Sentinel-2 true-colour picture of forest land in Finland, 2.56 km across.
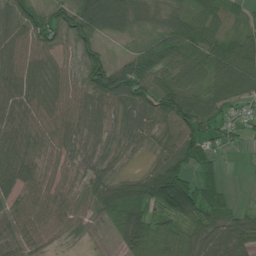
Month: June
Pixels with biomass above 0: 88%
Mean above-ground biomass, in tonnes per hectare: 65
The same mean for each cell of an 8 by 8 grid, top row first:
81 81 108 111 56 59 83 32
63 56 59 12 51 95 91 88
64 47 50 117 94 81 70 103
52 44 54 59 66 107 87 32
53 32 40 43 33 84 74 23
62 31 30 49 70 140 46 1
48 64 32 100 96 144 93 29
42 33 20 20 105 78 85 87
